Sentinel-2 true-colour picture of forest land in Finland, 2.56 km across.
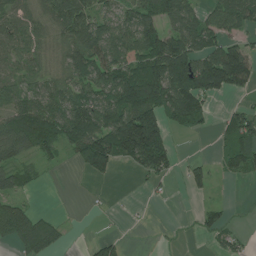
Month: July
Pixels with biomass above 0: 62%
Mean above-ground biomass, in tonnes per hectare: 69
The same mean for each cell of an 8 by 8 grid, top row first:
83 87 109 70 94 95 57 86
81 61 115 103 113 117 89 71
58 67 80 99 153 170 159 115
74 88 118 104 158 99 46 43
102 67 147 144 216 22 0 80
51 5 21 41 34 20 40 34
58 3 1 5 4 1 32 3
58 73 1 44 1 5 19 30
